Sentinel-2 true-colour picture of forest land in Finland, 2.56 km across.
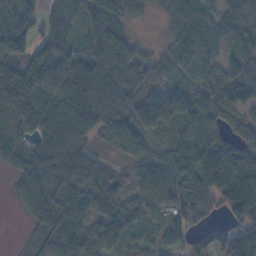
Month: November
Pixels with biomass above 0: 87%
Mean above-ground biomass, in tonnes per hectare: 65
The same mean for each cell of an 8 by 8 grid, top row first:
49 66 57 70 21 49 54 53
75 100 56 89 19 44 51 49
91 94 102 93 48 37 51 81
77 84 100 74 69 80 64 41
43 86 57 38 55 60 80 59
34 67 83 50 51 90 128 110
12 79 77 50 50 66 50 114
2 61 87 68 36 45 85 118
